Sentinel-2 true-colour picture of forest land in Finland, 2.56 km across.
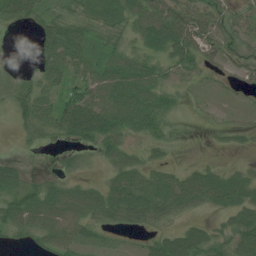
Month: July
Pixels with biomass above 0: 74%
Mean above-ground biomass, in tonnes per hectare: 36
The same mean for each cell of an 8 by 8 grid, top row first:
45 36 43 35 48 58 36 21
0 45 55 35 38 67 41 26
15 38 48 65 61 19 11 24
30 49 90 75 72 20 7 9
4 9 35 45 20 12 2 8
37 15 15 27 34 30 43 31
53 59 54 54 62 46 26 52
13 36 39 8 16 56 49 60
